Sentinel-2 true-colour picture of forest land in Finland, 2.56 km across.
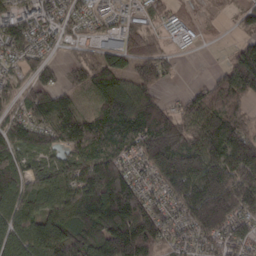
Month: March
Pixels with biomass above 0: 87%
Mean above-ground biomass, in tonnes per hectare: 123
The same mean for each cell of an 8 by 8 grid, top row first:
100 74 68 42 47 31 9 47
85 41 40 84 99 13 3 77
50 76 78 132 95 12 33 152
74 142 86 154 193 79 115 78
141 109 108 102 169 209 165 185
187 113 156 220 66 246 257 243
160 128 193 260 177 103 325 195
132 216 145 248 226 61 97 104
